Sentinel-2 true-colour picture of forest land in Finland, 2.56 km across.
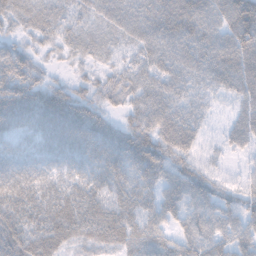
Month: November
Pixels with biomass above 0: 93%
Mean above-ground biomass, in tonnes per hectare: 51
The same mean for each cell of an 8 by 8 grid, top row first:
43 48 37 54 64 78 59 82
35 25 40 34 53 64 62 83
68 32 25 39 54 58 47 68
68 73 66 30 64 62 25 35
44 51 62 65 71 78 15 34
49 43 44 55 52 52 33 14
56 56 61 52 43 47 49 40
65 66 47 59 56 41 48 44
